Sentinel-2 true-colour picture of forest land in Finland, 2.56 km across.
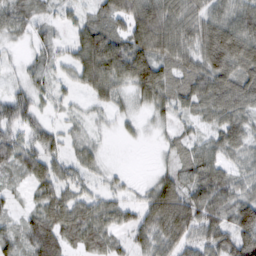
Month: February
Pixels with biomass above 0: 85%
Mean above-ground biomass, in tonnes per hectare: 62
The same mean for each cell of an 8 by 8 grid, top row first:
53 27 28 79 115 92 69 77
13 37 75 95 107 90 97 113
17 38 54 86 109 82 97 100
64 22 14 31 25 44 53 72
66 53 36 4 9 40 45 62
38 66 38 16 5 61 86 45
22 77 65 50 59 131 91 103
57 114 71 50 55 88 69 112
